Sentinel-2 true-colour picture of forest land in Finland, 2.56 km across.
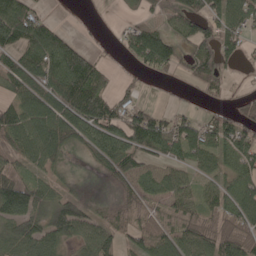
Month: May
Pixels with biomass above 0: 70%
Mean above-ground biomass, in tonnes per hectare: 71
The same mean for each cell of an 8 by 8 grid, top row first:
148 31 3 4 23 61 108 83
98 124 58 9 130 61 79 58
87 117 160 32 21 15 90 7
84 113 125 98 69 32 33 54
75 111 61 94 90 87 98 90
80 42 8 50 45 47 53 81
121 71 64 39 50 60 71 95
92 76 62 61 64 71 98 104
